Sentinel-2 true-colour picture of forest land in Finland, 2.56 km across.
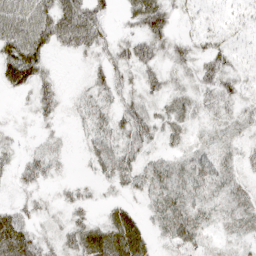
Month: April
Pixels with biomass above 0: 82%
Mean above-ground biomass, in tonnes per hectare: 35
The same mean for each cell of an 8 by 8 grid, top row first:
73 68 93 19 69 28 16 21
79 42 48 34 52 35 41 16
51 31 8 40 33 22 41 29
7 30 21 38 37 27 24 26
13 12 12 42 40 22 23 28
19 22 6 35 40 40 47 30
28 16 29 24 21 49 30 36
78 26 55 69 40 51 20 18
